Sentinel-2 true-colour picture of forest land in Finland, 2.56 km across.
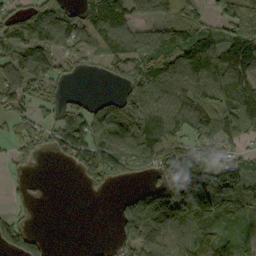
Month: September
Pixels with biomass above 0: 70%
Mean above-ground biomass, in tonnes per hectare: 86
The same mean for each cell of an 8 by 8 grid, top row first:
70 145 76 159 53 65 39 209
112 95 70 106 125 130 148 154
106 87 8 26 105 100 145 130
71 37 67 69 110 124 140 126
49 46 118 114 105 106 92 53
17 2 41 98 53 135 114 89
17 1 0 11 147 175 152 52
83 20 0 19 141 117 98 48
